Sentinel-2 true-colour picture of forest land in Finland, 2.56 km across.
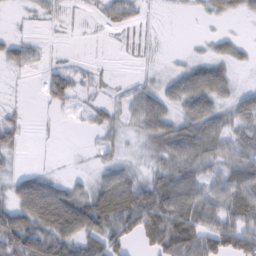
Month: February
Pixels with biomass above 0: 66%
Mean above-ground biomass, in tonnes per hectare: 34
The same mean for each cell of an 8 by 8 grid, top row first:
3 13 3 30 11 2 11 13
28 6 0 2 7 1 13 20
2 21 19 5 12 37 56 10
11 4 12 21 43 36 42 44
27 1 1 22 26 62 61 39
23 17 11 34 25 61 41 50
54 90 73 84 96 72 56 58
89 78 65 62 48 84 63 57
